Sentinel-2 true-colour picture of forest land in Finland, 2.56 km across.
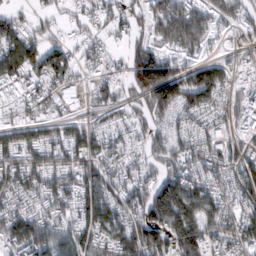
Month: February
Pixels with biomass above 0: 79%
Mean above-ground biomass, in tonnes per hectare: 74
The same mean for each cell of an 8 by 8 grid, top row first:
34 30 43 56 63 144 69 70
95 70 32 24 76 76 36 31
68 73 44 35 149 135 117 29
22 38 31 50 52 88 69 56
75 78 83 61 55 69 78 39
84 77 84 65 71 110 71 65
75 72 87 83 131 188 91 65
99 102 87 84 134 110 92 69
